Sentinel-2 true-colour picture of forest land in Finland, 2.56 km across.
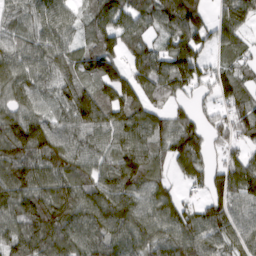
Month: March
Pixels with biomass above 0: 89%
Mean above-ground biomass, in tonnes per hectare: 91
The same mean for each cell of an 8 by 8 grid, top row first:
64 95 50 98 77 131 61 86
71 96 68 81 74 100 71 62
91 72 80 109 100 132 58 83
78 57 118 113 102 53 35 91
135 122 80 80 100 110 59 57
120 104 93 102 114 56 81 106
111 126 115 125 96 86 88 76
93 125 109 108 103 112 99 72
